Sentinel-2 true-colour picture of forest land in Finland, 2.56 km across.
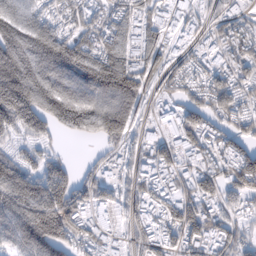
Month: February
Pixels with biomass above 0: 83%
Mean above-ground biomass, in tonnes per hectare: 105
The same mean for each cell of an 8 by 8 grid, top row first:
161 101 105 89 74 58 39 45
251 249 143 120 82 38 48 92
256 197 158 193 89 57 76 73
234 184 166 208 57 76 96 81
55 50 8 66 55 87 76 66
198 151 56 48 54 54 76 112
165 206 97 73 59 87 74 62
154 223 72 42 67 68 75 73
